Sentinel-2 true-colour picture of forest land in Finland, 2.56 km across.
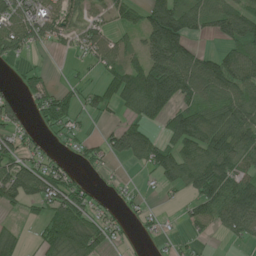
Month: June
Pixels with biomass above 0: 63%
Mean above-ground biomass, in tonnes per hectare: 66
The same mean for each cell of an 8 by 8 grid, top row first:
88 75 44 41 75 119 78 99
77 30 38 64 71 113 17 91
16 34 18 64 132 141 120 100
49 80 41 31 91 94 90 112
51 21 31 72 100 94 121 103
104 96 27 10 12 87 133 80
35 61 80 21 16 7 78 140
45 66 91 27 9 13 11 38
